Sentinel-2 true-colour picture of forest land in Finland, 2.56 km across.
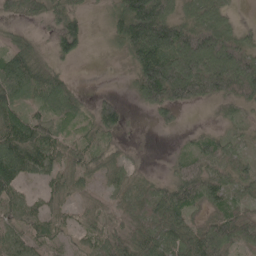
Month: May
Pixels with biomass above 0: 79%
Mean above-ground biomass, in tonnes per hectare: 64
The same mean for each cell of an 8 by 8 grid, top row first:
42 59 41 59 205 79 93 14
59 19 41 19 140 135 151 96
109 81 8 1 125 147 136 132
69 49 38 60 23 40 3 26
103 79 38 24 2 5 50 37
87 52 43 40 27 57 104 60
49 44 29 33 67 103 49 38
56 41 26 60 83 90 129 77
